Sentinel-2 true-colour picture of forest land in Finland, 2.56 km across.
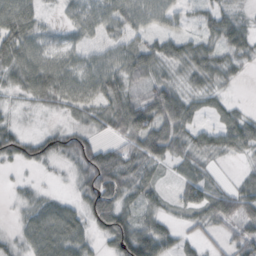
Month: October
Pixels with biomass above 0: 79%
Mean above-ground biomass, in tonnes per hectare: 47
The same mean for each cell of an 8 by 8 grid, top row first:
76 10 42 59 53 30 38 28
81 43 34 37 52 42 50 61
42 74 55 58 48 29 47 17
13 20 38 68 88 81 27 26
54 53 61 32 86 65 43 56
6 5 52 97 51 28 33 17
15 48 37 77 41 23 66 66
23 78 51 65 96 39 23 56
